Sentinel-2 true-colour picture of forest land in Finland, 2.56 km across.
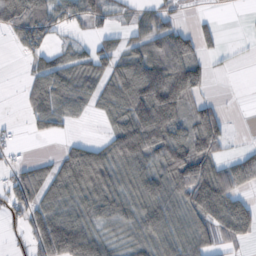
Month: October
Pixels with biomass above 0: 67%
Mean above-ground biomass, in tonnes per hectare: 61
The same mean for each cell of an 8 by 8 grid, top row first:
95 83 59 31 40 23 9 1
29 50 28 39 71 105 22 2
2 88 64 76 119 125 31 0
3 80 31 57 108 88 72 0
11 2 43 71 116 99 107 6
48 72 123 77 74 107 108 89
65 85 66 63 72 62 114 72
24 105 99 34 51 68 62 49
